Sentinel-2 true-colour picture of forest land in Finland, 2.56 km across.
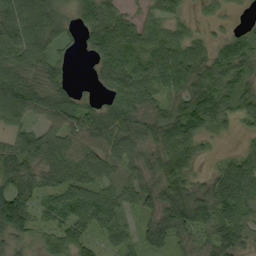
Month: September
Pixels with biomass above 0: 85%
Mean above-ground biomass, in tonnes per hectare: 61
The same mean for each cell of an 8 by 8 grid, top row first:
80 100 47 71 35 37 16 6
75 66 19 93 79 77 43 65
57 65 6 59 77 76 84 63
21 65 69 61 51 56 87 55
64 71 71 66 47 87 19 12
92 59 70 41 44 86 28 91
126 57 92 79 46 101 84 90
31 48 70 55 52 43 44 56
